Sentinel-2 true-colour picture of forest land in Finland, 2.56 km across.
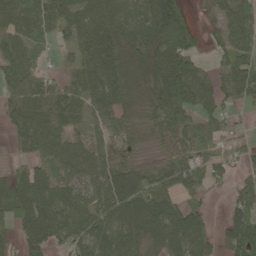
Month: May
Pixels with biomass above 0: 81%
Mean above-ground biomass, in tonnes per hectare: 61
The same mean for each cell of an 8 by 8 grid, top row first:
77 84 62 71 79 105 14 84
60 16 56 76 84 93 19 81
59 46 47 67 44 106 52 75
47 85 52 57 26 79 51 19
46 71 46 39 11 36 31 21
54 51 57 71 54 75 61 36
95 87 75 73 88 70 26 85
40 78 70 85 68 77 41 96
